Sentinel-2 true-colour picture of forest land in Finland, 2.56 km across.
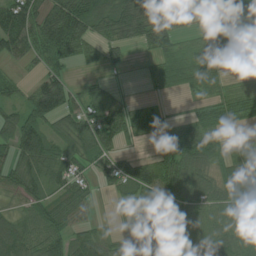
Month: July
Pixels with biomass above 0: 78%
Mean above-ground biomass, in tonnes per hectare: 60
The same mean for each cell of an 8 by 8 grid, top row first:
124 97 117 93 108 74 44 66
79 86 62 50 32 45 37 33
23 64 11 11 13 35 43 12
47 102 66 62 55 12 44 44
81 67 73 57 22 82 75 22
68 64 57 65 92 100 52 71
38 78 60 16 66 84 64 73
95 83 56 32 68 71 65 65
